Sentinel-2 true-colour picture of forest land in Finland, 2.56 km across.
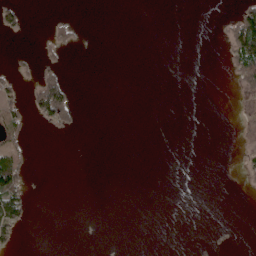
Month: May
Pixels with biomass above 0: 11%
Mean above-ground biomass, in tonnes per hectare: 9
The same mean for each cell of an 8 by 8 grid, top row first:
25 4 2 0 0 0 0 46
1 12 6 0 0 0 0 94
17 48 0 0 0 0 0 40
26 67 9 0 0 0 0 15
25 0 0 0 0 0 0 7
60 0 0 0 0 0 0 7
64 0 0 0 0 0 0 0
23 0 0 0 0 0 2 0
